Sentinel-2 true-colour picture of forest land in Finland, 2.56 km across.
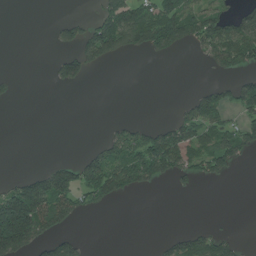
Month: July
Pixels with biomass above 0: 33%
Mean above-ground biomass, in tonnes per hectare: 56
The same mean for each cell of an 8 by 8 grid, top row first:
0 0 14 99 99 123 87 56
0 5 80 102 94 80 68 119
17 10 53 0 0 0 8 47
0 0 0 0 0 24 91 62
0 0 1 75 125 140 85 109
19 103 122 158 114 81 66 4
247 202 79 20 0 0 0 0
237 89 34 0 0 51 78 18
